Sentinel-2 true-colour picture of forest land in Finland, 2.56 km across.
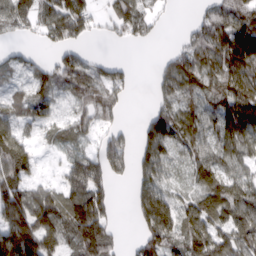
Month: March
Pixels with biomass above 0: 73%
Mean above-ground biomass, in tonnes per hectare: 75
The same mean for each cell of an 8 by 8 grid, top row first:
98 69 86 65 60 8 57 96
26 30 45 8 12 26 87 176
35 91 82 86 0 101 69 101
71 63 55 50 20 89 58 106
129 25 38 103 84 71 61 83
107 16 86 74 69 27 70 63
138 131 116 49 123 82 90 106
180 125 98 75 77 77 106 95
